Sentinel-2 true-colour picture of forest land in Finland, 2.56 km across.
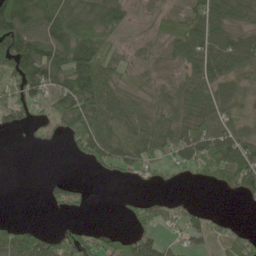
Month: May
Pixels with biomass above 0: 68%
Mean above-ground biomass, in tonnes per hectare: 56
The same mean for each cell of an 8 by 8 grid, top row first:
115 96 100 100 23 53 89 60
137 110 137 46 29 73 88 81
86 92 112 63 32 30 71 39
59 37 115 80 59 54 80 35
1 10 65 79 63 72 98 84
0 11 3 22 24 10 55 104
0 17 24 1 33 18 11 3
77 54 54 47 52 18 32 65
